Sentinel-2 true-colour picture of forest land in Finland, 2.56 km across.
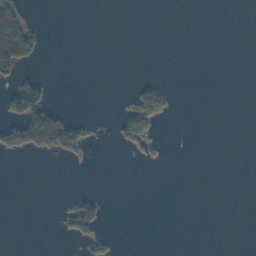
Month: November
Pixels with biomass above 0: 10%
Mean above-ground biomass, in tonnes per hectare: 11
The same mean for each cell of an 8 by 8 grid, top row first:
61 0 0 0 0 0 0 0
99 4 0 0 0 0 0 0
31 11 0 0 11 0 0 0
63 73 0 2 83 3 0 0
56 88 41 4 18 0 0 0
0 0 0 0 0 0 0 0
0 0 50 0 0 0 0 0
0 0 19 12 0 0 0 0
